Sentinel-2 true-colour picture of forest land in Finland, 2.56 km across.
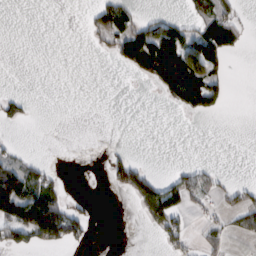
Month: February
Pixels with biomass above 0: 26%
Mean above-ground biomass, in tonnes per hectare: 32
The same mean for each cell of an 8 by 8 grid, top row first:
0 0 3 83 22 25 53 24
0 0 0 35 113 115 104 16
0 0 0 0 28 124 99 0
30 0 0 0 0 9 48 0
13 0 0 4 0 0 0 0
110 35 3 42 57 32 33 2
133 156 30 0 49 81 23 42
59 77 41 0 0 49 37 8
